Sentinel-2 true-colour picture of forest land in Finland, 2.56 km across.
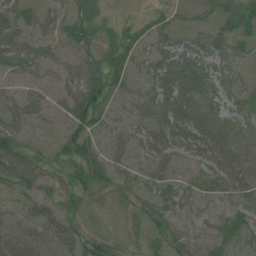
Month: July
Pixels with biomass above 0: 70%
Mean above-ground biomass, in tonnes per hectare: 39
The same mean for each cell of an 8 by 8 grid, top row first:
56 36 41 13 13 26 17 47
58 24 41 39 42 46 55 37
23 31 71 50 36 56 43 38
45 34 73 26 40 53 37 40
50 15 58 40 47 54 57 43
64 34 42 47 35 26 41 44
17 39 30 9 35 48 22 48
14 24 58 32 28 30 25 43
